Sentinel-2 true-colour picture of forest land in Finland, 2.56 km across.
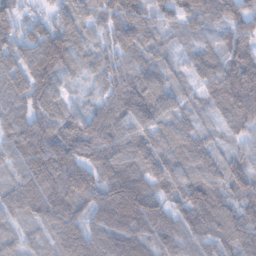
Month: February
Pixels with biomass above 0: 97%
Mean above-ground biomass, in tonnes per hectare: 90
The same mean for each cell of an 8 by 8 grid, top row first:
62 50 81 92 70 54 88 97
88 158 73 70 88 40 48 89
104 115 29 76 110 45 64 147
99 103 54 89 121 72 40 131
92 143 117 85 88 99 63 43
51 142 132 124 95 102 98 101
68 102 75 174 145 78 133 98
43 33 110 113 93 79 86 100
